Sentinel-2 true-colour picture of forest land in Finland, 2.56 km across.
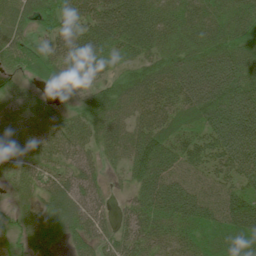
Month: June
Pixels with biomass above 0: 95%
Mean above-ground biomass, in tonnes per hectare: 70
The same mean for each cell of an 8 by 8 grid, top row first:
71 60 67 112 81 57 62 60
71 50 79 68 66 61 90 71
37 45 54 50 79 87 135 104
51 62 51 75 63 61 98 146
70 61 60 68 95 67 69 134
45 56 66 20 88 81 59 73
31 65 66 25 74 106 97 110
39 69 51 56 63 66 54 53
